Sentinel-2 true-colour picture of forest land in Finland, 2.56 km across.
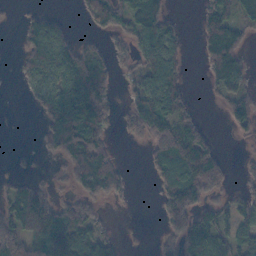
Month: October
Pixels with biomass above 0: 60%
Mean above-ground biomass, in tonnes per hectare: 64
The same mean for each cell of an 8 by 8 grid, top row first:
3 52 15 87 129 14 63 68
12 122 67 35 78 56 89 78
11 75 85 34 73 79 38 65
0 71 136 38 106 81 3 85
2 43 136 38 29 137 66 6
25 12 92 100 8 109 148 19
85 106 89 7 0 99 69 64
106 151 120 39 1 76 95 78
